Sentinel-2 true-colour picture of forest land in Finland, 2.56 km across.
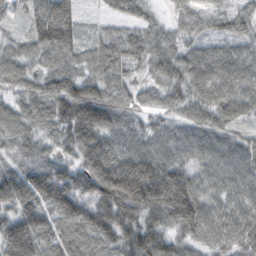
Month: October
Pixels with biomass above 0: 96%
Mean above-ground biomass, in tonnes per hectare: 90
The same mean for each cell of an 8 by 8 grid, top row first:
44 122 41 41 46 34 44 55
49 107 61 74 73 59 50 48
74 81 88 71 37 78 91 82
66 97 154 102 49 61 74 68
68 54 162 98 73 74 78 59
106 131 132 220 185 115 72 77
127 130 141 175 143 162 83 76
165 87 86 106 145 76 67 79
